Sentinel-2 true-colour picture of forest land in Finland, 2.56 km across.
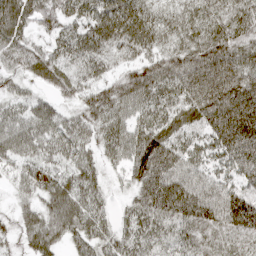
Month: April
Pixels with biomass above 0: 95%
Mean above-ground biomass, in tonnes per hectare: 70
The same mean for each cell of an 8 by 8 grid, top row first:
71 60 67 112 81 57 62 60
71 50 79 68 66 61 90 71
37 45 54 50 79 87 135 104
51 62 51 75 63 61 98 146
70 61 60 68 95 67 69 134
45 56 66 20 88 81 59 73
31 65 66 25 74 106 97 110
39 69 51 56 63 66 54 53
